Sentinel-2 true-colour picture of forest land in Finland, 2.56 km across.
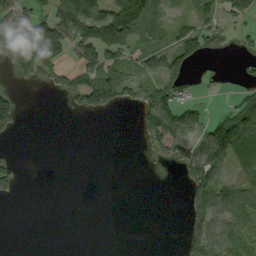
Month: September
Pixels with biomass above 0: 42%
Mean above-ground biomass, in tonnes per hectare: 52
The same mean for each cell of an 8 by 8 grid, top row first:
95 85 227 164 141 30 48 94
57 167 109 156 53 86 74 21
18 38 68 100 59 100 12 22
57 0 34 27 74 104 23 77
2 0 0 0 21 78 120 99
30 0 0 0 1 8 123 65
0 0 0 0 0 0 85 89
0 0 0 0 0 2 102 82
